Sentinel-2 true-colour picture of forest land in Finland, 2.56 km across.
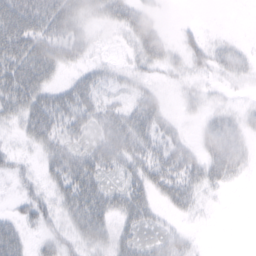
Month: February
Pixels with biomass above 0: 66%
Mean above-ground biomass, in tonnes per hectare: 24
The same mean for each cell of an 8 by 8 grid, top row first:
57 50 33 24 25 1 0 0
51 45 25 3 31 16 25 13
50 26 22 14 12 9 9 12
30 48 40 29 33 6 16 15
8 31 26 43 36 24 27 30
17 22 51 23 35 42 30 15
13 24 49 35 36 20 3 0
34 18 25 29 28 22 0 0
